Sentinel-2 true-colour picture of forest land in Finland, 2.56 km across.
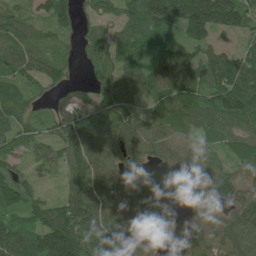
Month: June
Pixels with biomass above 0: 90%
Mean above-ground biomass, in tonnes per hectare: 85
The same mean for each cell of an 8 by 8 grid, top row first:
60 72 48 39 105 135 165 125
98 54 43 54 61 67 138 107
77 76 33 67 84 130 100 160
68 45 84 56 50 111 90 131
56 69 130 87 75 71 45 71
59 33 116 83 72 74 53 68
73 83 129 93 84 66 75 101
112 147 117 93 83 66 115 106
